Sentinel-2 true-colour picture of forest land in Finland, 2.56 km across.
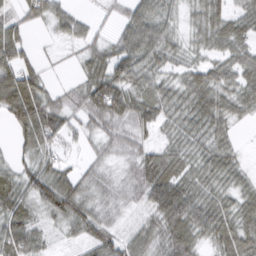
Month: March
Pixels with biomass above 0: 85%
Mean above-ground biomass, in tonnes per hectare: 50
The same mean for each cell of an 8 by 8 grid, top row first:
37 52 28 16 61 30 65 44
71 5 25 45 78 40 44 51
90 24 30 84 53 33 64 52
77 87 49 81 61 43 73 33
31 63 22 40 38 41 48 15
41 73 45 26 62 67 48 32
62 55 64 30 50 104 69 47
76 29 30 49 49 76 38 71
